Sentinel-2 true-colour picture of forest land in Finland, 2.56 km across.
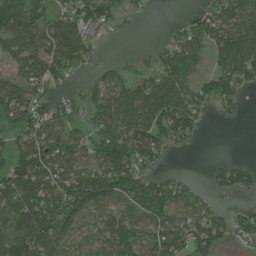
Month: June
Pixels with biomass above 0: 73%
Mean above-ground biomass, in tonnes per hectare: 85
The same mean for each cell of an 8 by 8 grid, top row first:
116 86 101 50 8 3 71 118
102 117 125 1 6 86 93 152
80 93 13 57 57 127 71 112
109 80 39 82 116 156 34 25
80 125 74 177 116 51 1 0
148 131 121 159 90 31 25 71
142 142 134 68 135 109 64 31
117 136 47 73 89 111 114 49
